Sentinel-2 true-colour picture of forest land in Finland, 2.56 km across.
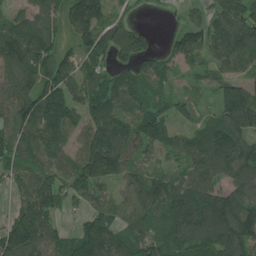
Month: June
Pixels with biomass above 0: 86%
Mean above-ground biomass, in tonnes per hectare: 112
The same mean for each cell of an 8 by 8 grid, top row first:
74 105 157 103 7 11 74 131
155 116 99 143 109 80 109 138
145 126 125 96 106 40 54 99
124 174 106 125 112 76 35 176
100 141 92 170 110 81 130 133
79 106 135 111 91 71 133 119
61 136 57 100 112 157 189 147
162 131 134 138 112 110 137 148
